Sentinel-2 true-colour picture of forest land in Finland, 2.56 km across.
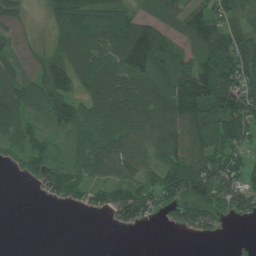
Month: July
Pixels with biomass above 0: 75%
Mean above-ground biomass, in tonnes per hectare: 71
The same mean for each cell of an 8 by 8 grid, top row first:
60 47 128 106 59 57 86 60
57 56 131 125 141 55 94 94
82 114 95 107 98 87 113 101
89 81 70 111 112 123 127 109
66 68 57 85 65 94 108 76
10 84 55 61 62 108 116 78
0 4 24 62 66 61 84 55
0 0 0 0 0 0 11 3
